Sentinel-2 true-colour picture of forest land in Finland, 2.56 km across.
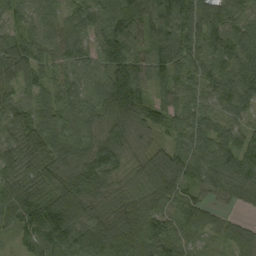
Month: September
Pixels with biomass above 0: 97%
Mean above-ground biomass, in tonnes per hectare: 86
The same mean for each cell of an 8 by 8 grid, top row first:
45 59 64 108 120 125 101 78
82 68 62 140 77 120 100 100
76 59 61 139 73 78 75 101
70 78 84 138 97 76 57 61
68 104 86 104 48 57 90 93
75 80 125 80 87 113 88 120
99 128 124 88 84 58 54 34
30 91 100 127 103 79 38 64
